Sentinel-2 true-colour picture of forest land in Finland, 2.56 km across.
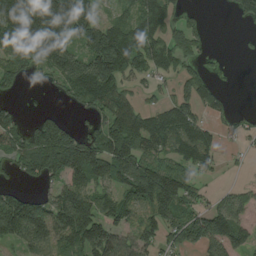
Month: August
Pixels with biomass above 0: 68%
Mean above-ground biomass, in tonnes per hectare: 102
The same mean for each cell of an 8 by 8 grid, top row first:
254 291 186 54 121 48 8 44
107 210 85 225 132 95 20 4
73 43 170 162 51 59 44 1
40 24 28 139 84 122 53 23
105 176 157 135 114 130 100 14
38 113 163 148 181 127 37 5
150 104 169 97 94 121 78 85
90 101 149 119 84 81 160 94
